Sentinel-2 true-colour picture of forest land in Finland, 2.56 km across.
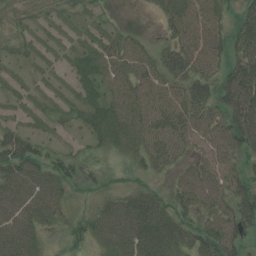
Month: July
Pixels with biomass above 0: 75%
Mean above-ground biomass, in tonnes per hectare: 32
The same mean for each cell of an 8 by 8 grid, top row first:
11 12 14 6 1 42 42 31
16 8 14 32 20 35 50 37
8 7 23 32 37 32 35 65
11 12 20 36 41 42 38 65
46 14 7 25 35 35 41 46
53 43 21 10 18 20 46 36
53 44 16 45 58 34 35 52
58 12 26 53 68 47 45 34
